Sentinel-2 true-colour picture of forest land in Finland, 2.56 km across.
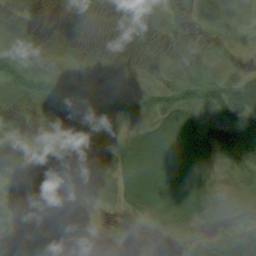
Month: August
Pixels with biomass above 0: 68%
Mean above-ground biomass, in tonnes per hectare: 23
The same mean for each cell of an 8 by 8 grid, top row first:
6 0 0 0 3 4 29 17
16 6 5 1 0 0 5 7
29 35 22 9 13 15 24 25
4 4 19 32 27 46 27 46
23 7 29 24 56 65 37 46
29 35 29 28 66 67 35 14
20 24 30 9 43 64 26 8
39 57 15 2 3 8 18 37
